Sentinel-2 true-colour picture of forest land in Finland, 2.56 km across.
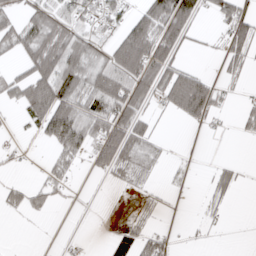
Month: April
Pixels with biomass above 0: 45%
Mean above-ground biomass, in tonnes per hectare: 38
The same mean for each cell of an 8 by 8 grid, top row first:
36 58 44 37 64 104 22 69
46 76 73 53 93 60 7 59
49 89 68 86 80 79 32 16
16 108 85 81 38 37 50 20
7 31 72 87 60 0 1 2
3 29 7 33 23 7 14 19
27 22 2 3 12 1 12 0
0 0 4 35 53 9 4 0
